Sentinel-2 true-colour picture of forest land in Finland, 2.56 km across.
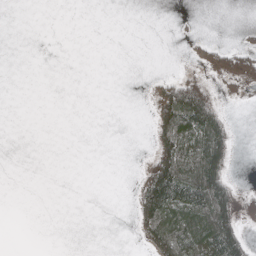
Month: May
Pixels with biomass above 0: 23%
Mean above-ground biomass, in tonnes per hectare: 31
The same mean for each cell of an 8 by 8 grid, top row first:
0 0 0 0 0 2 0 0
0 0 0 0 0 0 28 34
0 0 0 0 2 62 38 63
0 0 0 0 2 178 127 0
0 0 0 0 1 127 146 5
0 0 0 0 59 144 140 4
0 0 0 0 95 113 145 60
0 0 0 0 42 132 108 109
